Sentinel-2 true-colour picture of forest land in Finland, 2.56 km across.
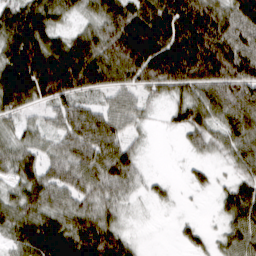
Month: March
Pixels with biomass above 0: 86%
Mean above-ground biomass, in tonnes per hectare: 70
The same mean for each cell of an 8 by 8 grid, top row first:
84 83 41 89 108 114 108 87
103 100 96 97 132 105 114 96
122 129 109 77 79 83 93 102
63 44 70 58 32 49 77 91
55 42 86 78 17 5 49 68
64 69 77 91 24 3 22 45
69 72 68 49 7 9 2 84
55 113 109 93 5 13 24 71
